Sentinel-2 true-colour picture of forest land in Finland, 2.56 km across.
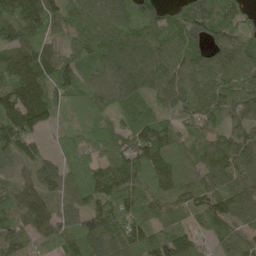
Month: May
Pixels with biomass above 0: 95%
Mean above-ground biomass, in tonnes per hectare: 105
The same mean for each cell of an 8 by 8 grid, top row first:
223 126 104 100 145 84 125 100
109 78 87 112 104 93 94 101
151 126 109 80 101 102 95 117
132 114 53 49 78 67 85 84
134 30 83 102 146 88 93 105
92 107 109 163 154 98 89 104
129 115 88 139 117 63 93 117
127 127 120 106 112 130 36 93
